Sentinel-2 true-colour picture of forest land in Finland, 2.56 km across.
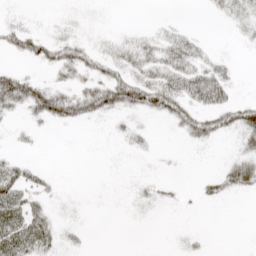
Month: April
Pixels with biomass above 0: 41%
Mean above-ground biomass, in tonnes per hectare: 18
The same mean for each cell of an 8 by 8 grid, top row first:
6 3 7 1 0 2 3 21
23 29 28 14 25 33 7 3
51 17 22 44 38 43 52 5
17 53 41 35 33 39 39 42
5 0 0 3 8 2 13 17
41 12 0 1 5 2 13 40
48 21 4 1 8 5 2 0
60 35 7 0 0 4 4 0
